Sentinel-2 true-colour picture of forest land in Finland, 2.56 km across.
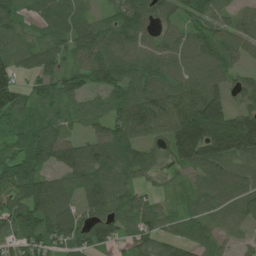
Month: June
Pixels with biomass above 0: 88%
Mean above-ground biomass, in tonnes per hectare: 81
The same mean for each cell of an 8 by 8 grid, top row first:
61 66 58 41 73 51 74 40
81 70 87 82 68 78 88 61
69 59 54 75 81 92 112 45
78 46 55 72 119 132 218 72
59 99 67 124 82 165 179 159
96 63 82 94 58 34 90 82
85 127 80 89 77 40 62 73
76 81 72 65 75 71 59 32
